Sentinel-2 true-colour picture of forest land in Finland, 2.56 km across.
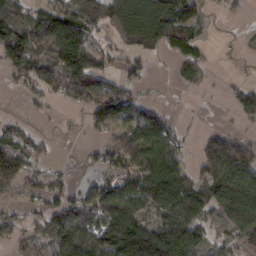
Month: February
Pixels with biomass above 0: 64%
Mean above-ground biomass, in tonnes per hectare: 71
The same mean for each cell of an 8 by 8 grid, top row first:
78 95 111 87 153 136 22 14
162 95 156 36 91 83 27 8
37 78 118 48 33 28 20 15
5 14 31 116 58 6 1 37
81 20 8 44 102 52 46 60
100 55 12 60 110 106 81 122
31 68 86 120 85 128 79 110
28 74 137 148 182 138 49 54
